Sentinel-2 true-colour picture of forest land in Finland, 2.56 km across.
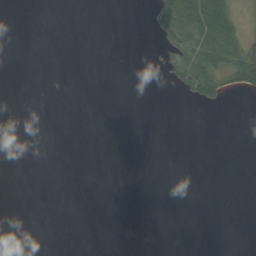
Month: August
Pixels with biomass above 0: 11%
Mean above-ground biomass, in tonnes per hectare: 7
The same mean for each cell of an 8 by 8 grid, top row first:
0 0 0 0 4 54 75 14
0 0 0 0 1 33 47 37
0 0 0 0 0 18 48 39
14 0 0 0 0 0 2 0
33 0 0 0 0 0 0 0
0 0 0 0 0 0 0 0
0 0 0 0 0 0 0 0
0 0 0 0 0 0 0 0
